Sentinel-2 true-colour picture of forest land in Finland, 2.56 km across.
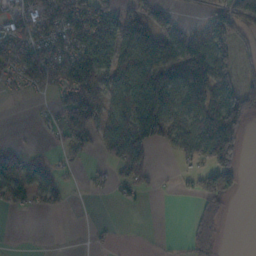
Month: November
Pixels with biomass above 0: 53%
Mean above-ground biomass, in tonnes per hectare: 58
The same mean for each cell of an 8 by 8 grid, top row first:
37 98 123 90 79 24 46 132
70 88 94 103 110 83 112 48
35 74 100 96 102 95 137 58
0 12 78 72 159 71 114 119
17 7 36 74 104 68 133 80
65 42 5 22 41 12 66 54
19 21 3 2 8 0 51 0
1 2 1 7 1 3 81 0
